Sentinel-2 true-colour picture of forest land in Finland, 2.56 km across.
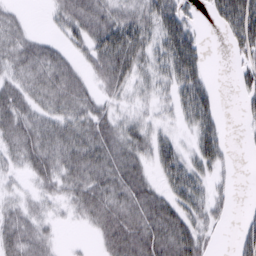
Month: February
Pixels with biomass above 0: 72%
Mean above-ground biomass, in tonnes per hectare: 33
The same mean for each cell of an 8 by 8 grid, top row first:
13 9 47 44 45 56 16 83
35 27 23 62 41 72 8 43
28 41 26 40 23 53 25 29
43 35 37 21 13 26 45 14
37 45 45 43 31 30 49 2
11 34 40 40 24 51 29 2
21 13 26 42 42 40 38 5
38 19 2 42 50 52 22 31
